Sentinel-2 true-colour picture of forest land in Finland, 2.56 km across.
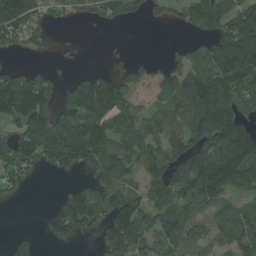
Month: July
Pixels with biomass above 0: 67%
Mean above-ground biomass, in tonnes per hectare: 107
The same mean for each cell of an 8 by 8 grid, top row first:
180 57 49 76 42 48 141 165
51 26 11 6 0 19 105 301
137 71 62 93 55 106 185 186
159 127 154 177 72 114 218 106
124 184 204 137 124 106 156 213
87 18 34 135 89 123 203 198
3 13 177 147 102 108 95 88
49 30 39 132 100 113 81 122
